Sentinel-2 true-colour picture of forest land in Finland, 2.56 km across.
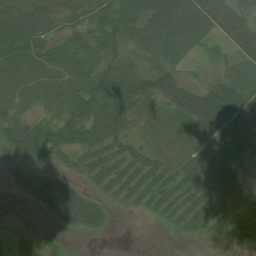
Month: August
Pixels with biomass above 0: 83%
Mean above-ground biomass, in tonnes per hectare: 50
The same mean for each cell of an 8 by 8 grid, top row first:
68 74 54 80 74 73 64 52
74 44 66 64 61 58 22 54
57 52 53 93 73 42 24 29
40 27 66 78 37 46 88 83
68 58 56 55 37 47 66 78
35 48 30 48 51 50 89 46
2 52 95 19 23 45 70 73
30 18 8 2 0 8 25 30
